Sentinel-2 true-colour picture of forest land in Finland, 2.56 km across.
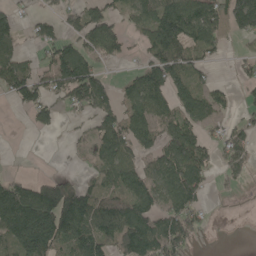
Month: May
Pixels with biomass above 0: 62%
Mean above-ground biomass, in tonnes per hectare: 85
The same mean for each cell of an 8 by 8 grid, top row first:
45 40 76 70 87 155 124 144
68 69 91 82 52 120 98 21
135 78 156 31 109 112 48 25
18 76 45 82 95 101 92 30
0 0 27 132 71 125 59 82
40 44 43 87 79 144 59 39
210 215 201 113 104 125 30 9
137 186 133 104 158 129 7 0
